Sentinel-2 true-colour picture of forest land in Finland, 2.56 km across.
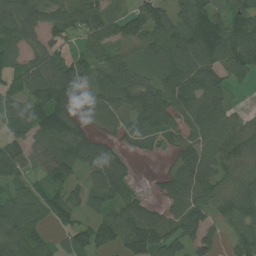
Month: July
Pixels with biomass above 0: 83%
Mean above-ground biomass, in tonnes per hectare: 78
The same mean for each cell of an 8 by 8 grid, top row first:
98 83 87 73 94 70 108 53
68 79 43 60 75 101 138 112
71 103 98 110 74 104 85 34
68 129 43 74 133 81 101 26
67 106 99 31 30 48 105 87
59 65 47 78 2 69 97 79
87 74 51 61 66 68 77 91
106 41 75 72 147 90 70 73
